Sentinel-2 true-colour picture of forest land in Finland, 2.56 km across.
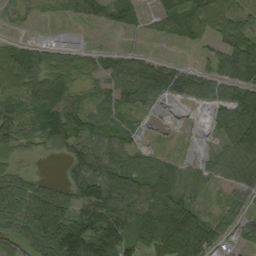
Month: September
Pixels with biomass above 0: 79%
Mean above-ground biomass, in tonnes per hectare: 62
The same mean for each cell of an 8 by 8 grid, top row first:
20 8 52 46 29 72 128 55
53 47 31 15 14 11 38 111
91 82 39 52 91 75 66 87
55 91 78 40 21 4 26 109
56 63 65 54 21 7 7 91
67 14 61 98 90 62 28 51
96 148 69 101 104 117 21 24
53 109 97 99 79 149 75 28
